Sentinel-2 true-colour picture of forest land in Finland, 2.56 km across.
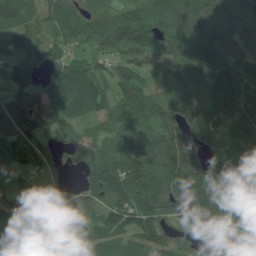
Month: June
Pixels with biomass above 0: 88%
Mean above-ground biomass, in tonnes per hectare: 98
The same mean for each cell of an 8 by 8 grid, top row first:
104 60 70 70 94 136 99 75
58 73 55 86 120 93 113 55
69 78 125 81 67 72 109 113
104 102 88 73 108 93 88 137
111 44 72 84 125 161 91 126
41 39 29 145 169 186 147 180
79 112 65 107 154 129 154 199
111 28 66 96 87 60 59 122
